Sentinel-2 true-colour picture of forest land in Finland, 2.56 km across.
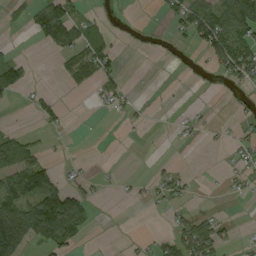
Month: September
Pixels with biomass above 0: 31%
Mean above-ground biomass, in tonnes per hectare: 28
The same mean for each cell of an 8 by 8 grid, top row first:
11 85 29 4 0 38 82 130
5 25 48 31 2 9 58 78
68 1 23 35 0 1 3 48
2 25 0 11 3 2 3 9
75 7 0 0 1 3 3 13
80 57 11 4 4 22 1 14
70 119 63 0 4 16 7 0
120 64 21 0 7 53 69 7
